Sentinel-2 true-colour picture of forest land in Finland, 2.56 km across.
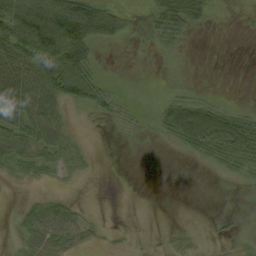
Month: September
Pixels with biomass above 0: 49%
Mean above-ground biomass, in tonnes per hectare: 35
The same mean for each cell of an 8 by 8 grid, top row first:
107 120 121 61 11 100 29 2
109 153 138 9 5 20 0 0
118 105 117 13 5 5 1 0
83 62 16 31 13 75 72 27
63 60 24 2 4 28 70 82
13 12 15 0 0 0 2 24
5 20 6 0 0 0 0 1
13 44 19 3 1 5 2 6
